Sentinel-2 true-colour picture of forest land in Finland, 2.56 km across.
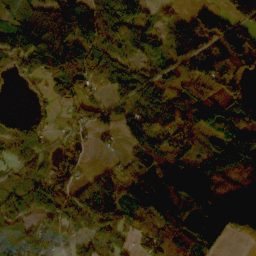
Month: October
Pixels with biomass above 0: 79%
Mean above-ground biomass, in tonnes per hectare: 97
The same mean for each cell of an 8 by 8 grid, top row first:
148 168 167 97 66 37 91 132
128 220 120 89 74 63 95 172
37 105 100 93 76 64 99 77
6 34 59 55 76 75 89 56
85 52 41 16 117 94 48 88
38 71 49 86 150 125 94 85
72 91 161 144 107 151 178 223
140 120 85 122 73 129 152 26
